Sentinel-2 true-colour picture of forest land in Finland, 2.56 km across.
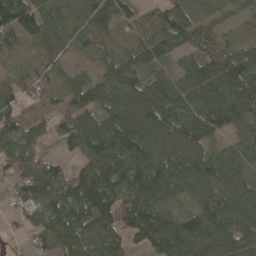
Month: April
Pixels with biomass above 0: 88%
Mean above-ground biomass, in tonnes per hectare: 75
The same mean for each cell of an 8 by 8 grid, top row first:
111 62 77 75 21 81 33 38
27 49 45 35 64 64 64 43
50 42 50 90 72 63 117 145
50 44 100 82 135 84 86 85
101 37 84 99 104 114 67 54
65 107 67 91 99 96 98 72
31 80 99 84 97 38 81 92
12 76 105 79 61 107 108 92
